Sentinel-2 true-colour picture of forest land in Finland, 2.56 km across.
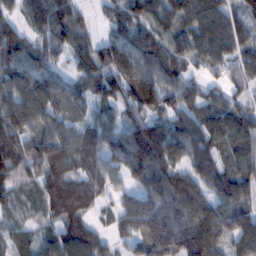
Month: February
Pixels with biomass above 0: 90%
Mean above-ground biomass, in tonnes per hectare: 92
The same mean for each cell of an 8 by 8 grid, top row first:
48 120 39 60 112 118 147 85
84 66 62 90 102 82 122 92
86 81 67 110 118 83 49 62
140 112 55 62 83 77 86 76
136 114 102 80 160 114 98 93
109 113 72 75 120 117 112 93
67 91 86 44 58 107 113 84
56 64 143 54 84 104 150 111
